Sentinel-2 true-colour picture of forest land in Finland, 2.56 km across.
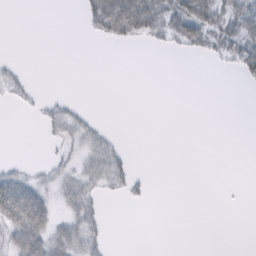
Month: February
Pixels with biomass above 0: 27%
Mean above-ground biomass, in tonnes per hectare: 15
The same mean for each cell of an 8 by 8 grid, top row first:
0 0 10 101 83 56 64 66
0 0 0 3 5 13 35 60
12 0 0 0 0 0 0 13
2 14 9 0 0 0 0 0
0 7 18 14 0 0 0 0
23 13 26 30 5 0 0 0
83 40 28 0 2 0 0 1
42 52 36 3 0 0 0 0
